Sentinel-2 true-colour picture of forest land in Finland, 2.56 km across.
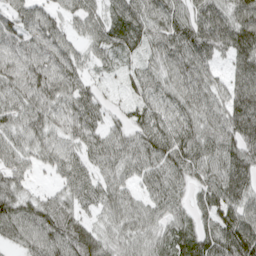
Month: April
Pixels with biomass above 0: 93%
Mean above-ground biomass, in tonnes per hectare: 71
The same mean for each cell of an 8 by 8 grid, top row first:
67 59 62 55 80 72 90 101
71 79 41 68 58 87 100 104
79 89 56 17 64 72 65 85
73 76 77 29 61 70 75 123
61 60 60 66 76 96 85 99
54 20 66 63 60 66 69 98
77 69 51 64 59 54 73 90
45 77 98 48 58 64 78 128
